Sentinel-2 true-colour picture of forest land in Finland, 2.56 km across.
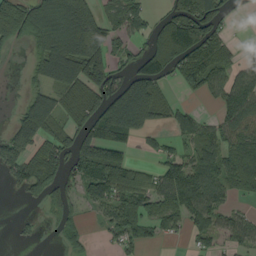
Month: September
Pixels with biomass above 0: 61%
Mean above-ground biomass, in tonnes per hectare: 84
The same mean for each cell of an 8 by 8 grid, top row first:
193 194 209 69 59 140 185 5
36 140 209 92 66 167 117 20
1 90 119 114 151 40 86 72
38 135 66 192 172 63 12 112
144 76 116 108 22 48 82 67
64 104 78 109 57 115 112 97
1 47 27 73 75 95 81 21
13 2 34 21 47 17 36 50
